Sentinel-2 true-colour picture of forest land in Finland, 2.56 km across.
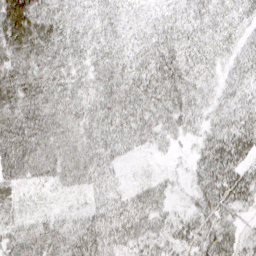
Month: April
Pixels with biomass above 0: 93%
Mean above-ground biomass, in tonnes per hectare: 42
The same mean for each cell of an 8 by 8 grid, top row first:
108 64 34 36 29 37 39 32
74 62 38 37 39 54 42 25
58 50 33 54 60 62 28 31
55 49 38 53 51 43 26 38
76 53 41 43 25 14 39 59
48 35 41 23 8 10 53 56
16 11 15 37 45 16 49 36
46 64 58 48 41 38 52 37
